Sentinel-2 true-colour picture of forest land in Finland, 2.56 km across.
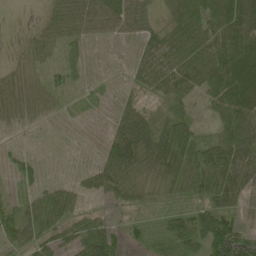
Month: May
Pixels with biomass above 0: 71%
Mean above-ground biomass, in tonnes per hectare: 42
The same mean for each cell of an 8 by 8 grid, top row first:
0 24 75 78 36 57 95 79
11 44 21 5 44 78 85 87
33 34 12 4 51 89 71 90
28 29 10 15 37 42 25 75
0 0 0 0 48 79 39 70
0 1 0 7 20 59 93 63
30 73 33 22 26 29 52 40
52 48 66 63 22 51 65 78
